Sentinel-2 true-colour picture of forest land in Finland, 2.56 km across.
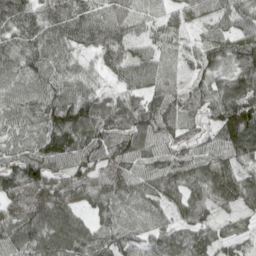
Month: April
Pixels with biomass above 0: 96%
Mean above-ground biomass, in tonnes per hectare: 72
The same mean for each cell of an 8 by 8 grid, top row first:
91 84 87 80 46 60 71 76
88 104 55 83 48 44 75 102
66 74 60 36 94 37 76 96
66 93 112 87 111 89 67 129
59 99 101 82 84 64 60 113
88 81 61 49 61 62 74 64
50 65 36 71 61 36 50 48
67 59 71 71 44 61 65 45
